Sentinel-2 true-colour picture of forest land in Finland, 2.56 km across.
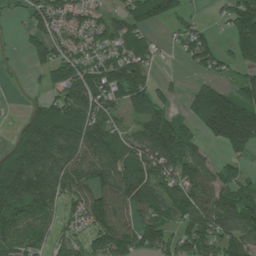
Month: July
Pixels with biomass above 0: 74%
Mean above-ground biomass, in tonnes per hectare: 85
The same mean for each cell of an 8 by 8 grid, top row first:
15 98 47 47 80 56 9 117
9 71 53 59 57 23 86 90
3 36 97 125 99 9 43 48
3 103 131 66 107 37 175 175
72 176 138 99 130 130 51 140
162 130 103 111 123 99 72 44
114 84 63 117 116 94 110 140
82 48 49 127 87 69 103 108
